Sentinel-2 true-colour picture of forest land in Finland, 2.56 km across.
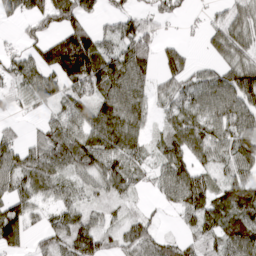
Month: March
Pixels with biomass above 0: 78%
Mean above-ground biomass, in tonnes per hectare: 59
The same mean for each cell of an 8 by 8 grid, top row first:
48 84 77 26 50 28 16 51
24 82 144 48 114 41 26 56
39 63 90 102 54 51 42 89
15 26 64 98 52 44 65 76
44 70 89 94 44 71 79 79
66 65 42 75 27 75 43 64
74 26 42 26 12 32 73 87
81 52 85 31 77 32 41 99
